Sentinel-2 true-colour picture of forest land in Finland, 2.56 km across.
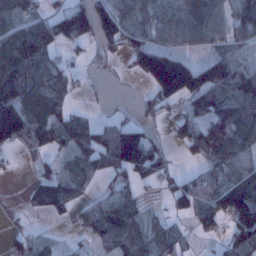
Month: January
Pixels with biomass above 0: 69%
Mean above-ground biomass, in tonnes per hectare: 71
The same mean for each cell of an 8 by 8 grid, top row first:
77 65 105 110 42 71 107 90
127 85 22 49 96 63 49 58
120 85 22 2 58 213 125 100
161 112 17 18 31 39 82 106
71 61 77 143 137 29 112 97
9 51 84 66 69 42 61 70
4 37 40 77 28 42 81 156
30 28 18 69 64 49 20 108
